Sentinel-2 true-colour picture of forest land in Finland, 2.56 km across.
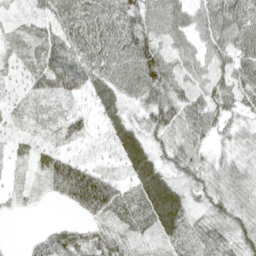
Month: April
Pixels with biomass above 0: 88%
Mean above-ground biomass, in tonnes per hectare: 43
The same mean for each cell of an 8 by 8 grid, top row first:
14 41 58 56 62 60 54 61
26 56 57 63 80 45 42 59
19 61 63 61 87 53 47 55
16 17 21 43 42 56 56 36
14 18 19 28 54 45 29 30
8 42 74 26 68 40 43 38
11 2 43 56 57 71 42 44
1 30 39 48 23 47 49 53
